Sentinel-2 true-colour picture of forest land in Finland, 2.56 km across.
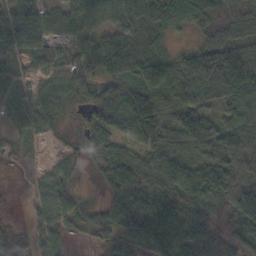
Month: October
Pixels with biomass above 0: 86%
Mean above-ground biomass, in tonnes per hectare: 80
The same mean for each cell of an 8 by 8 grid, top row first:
86 60 61 59 116 99 86 83
103 40 49 105 70 33 127 119
42 47 69 95 107 122 166 200
31 48 15 101 128 101 72 114
23 10 25 85 110 104 105 107
2 40 22 103 140 132 147 90
3 44 42 74 90 123 82 123
59 54 15 97 113 81 59 72
